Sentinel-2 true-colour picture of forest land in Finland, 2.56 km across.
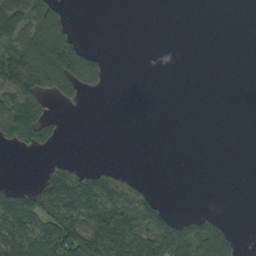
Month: September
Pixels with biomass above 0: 34%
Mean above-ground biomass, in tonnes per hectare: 43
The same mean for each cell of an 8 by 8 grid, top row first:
119 99 0 0 0 0 0 0
101 206 84 1 0 0 0 0
154 172 151 13 0 0 0 0
89 31 4 0 0 0 0 0
31 32 0 0 0 0 0 0
1 35 41 24 5 0 0 0
132 85 98 88 89 8 8 0
117 117 130 116 98 139 143 21
